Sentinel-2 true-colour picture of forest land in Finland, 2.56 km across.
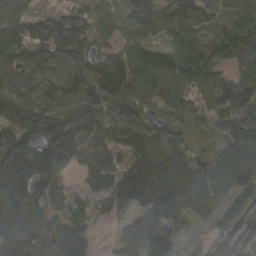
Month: March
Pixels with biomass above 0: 93%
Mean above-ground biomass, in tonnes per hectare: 109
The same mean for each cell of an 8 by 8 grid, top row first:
99 71 64 70 104 123 123 152
117 107 94 63 96 101 114 119
107 121 148 146 150 136 103 70
134 172 159 133 85 97 112 112
105 149 137 112 139 86 26 129
175 147 52 117 139 159 124 155
135 79 57 83 101 120 59 77
122 104 90 33 125 69 57 91
